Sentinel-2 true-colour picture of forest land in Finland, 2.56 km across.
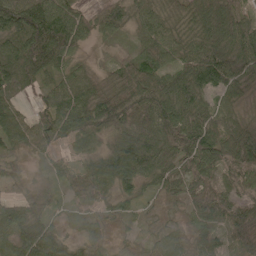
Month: May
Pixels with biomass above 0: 93%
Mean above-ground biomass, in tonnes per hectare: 56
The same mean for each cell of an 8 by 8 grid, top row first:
94 96 50 56 51 41 84 60
77 128 37 13 41 55 87 88
54 44 45 37 80 76 96 52
38 50 71 90 77 93 67 27
38 37 32 42 85 88 104 95
19 21 48 70 62 53 61 73
49 24 20 31 18 17 60 56
61 64 29 17 18 35 42 47
